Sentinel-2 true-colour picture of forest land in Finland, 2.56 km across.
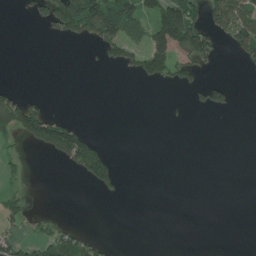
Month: June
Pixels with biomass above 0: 22%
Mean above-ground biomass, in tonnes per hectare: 39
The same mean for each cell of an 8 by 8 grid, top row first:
4 90 233 176 95 206 77 138
0 0 2 70 94 126 101 77
1 0 0 0 42 48 26 1
130 53 0 0 0 1 23 3
24 111 146 9 0 0 0 0
22 0 32 75 0 0 0 0
42 1 0 0 0 0 0 0
57 73 62 10 0 0 0 0
